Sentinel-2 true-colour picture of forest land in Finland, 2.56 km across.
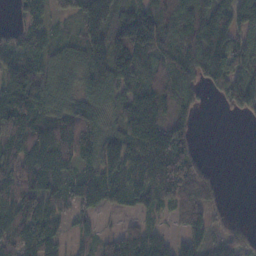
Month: November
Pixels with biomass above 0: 82%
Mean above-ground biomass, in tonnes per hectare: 97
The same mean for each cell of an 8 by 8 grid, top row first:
36 56 116 134 145 117 163 120
98 67 95 195 182 136 189 129
101 70 70 130 106 121 91 128
166 85 92 65 161 93 8 55
137 139 97 104 140 132 1 0
128 111 75 102 116 186 75 0
121 78 61 47 76 82 64 0
113 95 41 69 99 36 75 62
